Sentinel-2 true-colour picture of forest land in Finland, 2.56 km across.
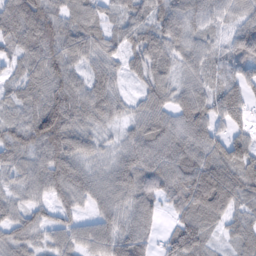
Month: February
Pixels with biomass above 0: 93%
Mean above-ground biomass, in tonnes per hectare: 73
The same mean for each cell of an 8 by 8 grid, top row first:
106 84 69 40 61 85 65 56
66 97 78 56 78 63 51 101
52 94 55 56 55 46 55 82
47 133 85 60 61 74 80 78
77 100 68 26 92 90 88 85
48 93 77 66 82 99 121 88
47 56 51 70 72 57 142 65
62 46 71 85 66 92 53 67
